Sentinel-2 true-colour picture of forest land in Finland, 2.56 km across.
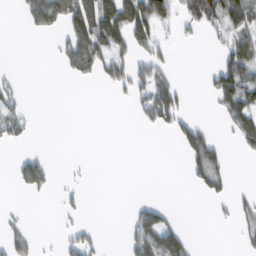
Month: February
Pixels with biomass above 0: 29%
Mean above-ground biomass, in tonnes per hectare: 41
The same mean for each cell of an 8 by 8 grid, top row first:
7 115 122 108 118 59 97 88
0 3 137 93 40 16 13 79
20 0 28 59 69 36 30 103
70 0 0 0 49 84 6 93
30 0 0 0 0 29 88 46
45 60 8 0 0 0 93 0
11 0 22 0 44 8 5 45
74 3 68 0 80 86 0 22
